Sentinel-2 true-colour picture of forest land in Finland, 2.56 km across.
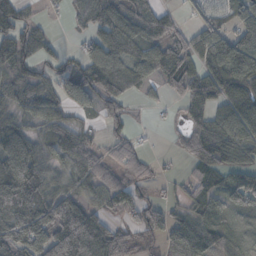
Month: October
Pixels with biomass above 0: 79%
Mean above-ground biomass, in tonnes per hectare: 69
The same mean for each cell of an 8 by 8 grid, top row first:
79 13 48 84 84 35 55 57
82 40 30 85 82 65 88 125
56 44 97 115 50 62 94 138
44 55 39 50 6 18 83 102
116 55 88 44 11 19 107 100
147 71 74 57 43 15 52 59
116 94 81 56 66 39 48 34
117 119 161 103 48 72 83 27
